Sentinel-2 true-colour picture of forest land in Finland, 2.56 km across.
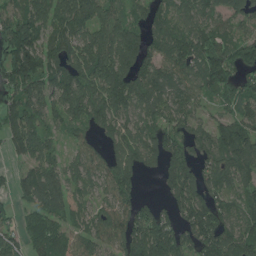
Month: July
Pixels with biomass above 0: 84%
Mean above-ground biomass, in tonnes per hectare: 105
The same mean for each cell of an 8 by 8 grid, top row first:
91 104 124 90 55 88 81 76
176 99 118 152 104 136 139 110
136 110 135 152 119 111 137 90
107 92 119 141 109 101 48 90
93 78 78 77 107 89 104 164
49 108 85 116 42 95 86 99
47 106 72 101 70 79 142 89
74 151 95 111 169 132 145 138
